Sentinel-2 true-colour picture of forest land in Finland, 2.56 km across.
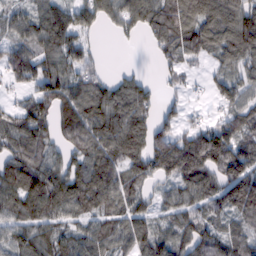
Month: February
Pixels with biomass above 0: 82%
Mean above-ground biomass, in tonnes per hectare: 73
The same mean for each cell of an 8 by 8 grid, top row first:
51 82 77 53 81 95 97 97
69 70 67 3 9 71 71 106
52 96 80 39 28 22 23 52
56 67 95 105 60 35 11 58
84 71 83 88 77 93 121 82
98 107 97 95 59 78 76 109
85 110 82 63 48 66 64 93
77 85 82 70 86 77 85 77
